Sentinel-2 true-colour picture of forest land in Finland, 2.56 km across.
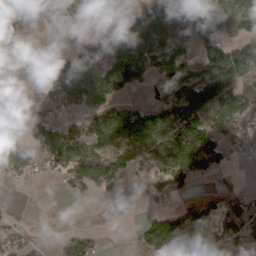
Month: March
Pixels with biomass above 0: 58%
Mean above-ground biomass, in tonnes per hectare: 54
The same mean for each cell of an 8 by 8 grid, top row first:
48 38 39 34 58 78 123 80
0 1 44 45 52 38 97 63
0 23 95 69 28 70 111 67
13 23 30 71 70 71 103 86
43 73 56 77 75 133 98 53
42 20 59 111 37 65 26 0
2 0 2 4 5 43 104 112
47 4 31 0 52 122 89 71
